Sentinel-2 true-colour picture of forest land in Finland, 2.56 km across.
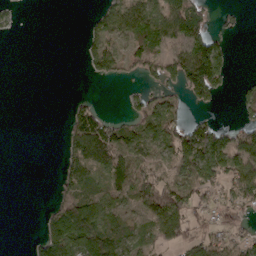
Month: March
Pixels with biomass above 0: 50%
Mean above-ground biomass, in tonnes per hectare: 42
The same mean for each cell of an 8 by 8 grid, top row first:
12 0 1 50 69 82 27 6
0 0 22 40 40 50 97 0
0 0 1 22 24 58 134 8
0 0 52 8 55 32 16 21
0 0 85 95 56 89 111 74
0 0 55 60 73 58 84 93
0 17 73 52 70 112 46 51
0 82 79 62 30 74 62 49
